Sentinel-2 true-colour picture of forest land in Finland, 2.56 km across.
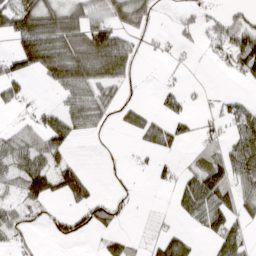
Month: March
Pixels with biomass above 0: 51%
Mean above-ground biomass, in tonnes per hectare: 46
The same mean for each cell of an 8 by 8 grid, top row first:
96 110 73 67 52 10 22 35
60 130 93 148 11 18 23 127
57 48 94 75 2 7 2 21
13 29 68 29 37 26 12 51
56 70 8 0 32 37 45 86
55 86 58 2 4 23 113 80
31 21 46 48 1 21 72 56
26 12 23 30 10 59 21 67
